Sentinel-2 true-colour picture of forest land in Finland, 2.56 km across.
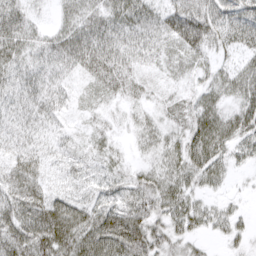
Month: March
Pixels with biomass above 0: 91%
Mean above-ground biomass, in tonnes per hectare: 39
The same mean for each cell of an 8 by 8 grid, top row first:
39 10 42 39 45 55 56 44
39 32 57 42 33 44 40 38
28 30 23 46 26 25 30 51
25 29 16 18 23 33 51 50
24 21 21 25 26 38 72 46
48 30 26 33 34 46 46 8
59 68 42 48 52 49 27 12
67 80 67 79 67 39 14 20
